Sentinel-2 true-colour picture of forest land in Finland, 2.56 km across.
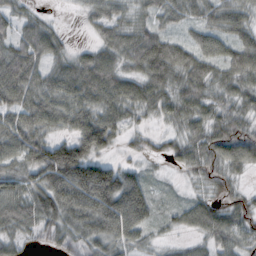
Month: October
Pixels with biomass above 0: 88%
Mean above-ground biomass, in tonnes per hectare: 60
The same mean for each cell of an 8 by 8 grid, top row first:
42 14 17 64 39 51 49 59
72 69 18 63 89 60 54 67
106 61 78 78 70 74 68 63
77 84 76 68 38 56 55 47
76 72 80 43 23 39 73 79
72 98 116 81 30 8 40 25
88 94 101 103 70 27 54 39
52 46 67 73 32 17 46 56
